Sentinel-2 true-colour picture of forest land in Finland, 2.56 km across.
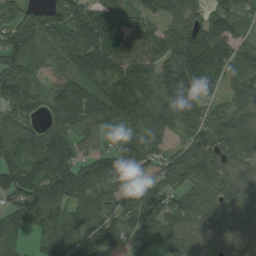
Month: August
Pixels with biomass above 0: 90%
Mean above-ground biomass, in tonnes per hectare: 126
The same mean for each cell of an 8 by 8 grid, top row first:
102 100 140 99 89 110 128 95
176 93 187 181 173 180 188 101
170 71 120 163 153 200 154 108
101 76 141 149 152 152 111 135
118 162 72 79 142 62 139 127
157 193 153 168 64 118 137 100
120 163 128 108 151 130 117 122
64 82 125 119 84 109 87 85
